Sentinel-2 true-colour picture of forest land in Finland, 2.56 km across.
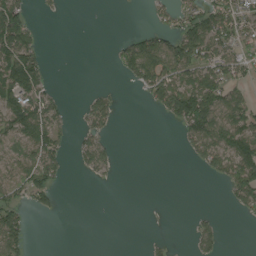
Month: August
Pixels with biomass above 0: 41%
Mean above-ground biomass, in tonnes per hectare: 45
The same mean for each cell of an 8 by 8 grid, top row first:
98 5 0 0 3 53 96 83
132 9 0 15 104 106 106 58
131 37 0 2 98 88 90 47
97 76 20 41 4 115 143 92
52 88 33 21 0 9 107 97
58 78 8 12 0 0 22 101
61 29 0 0 0 0 3 38
91 0 0 0 7 3 41 0
